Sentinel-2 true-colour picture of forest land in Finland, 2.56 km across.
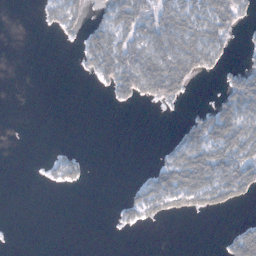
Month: January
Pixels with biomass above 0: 35%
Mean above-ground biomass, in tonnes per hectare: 28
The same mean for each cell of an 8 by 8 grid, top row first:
0 19 29 45 66 68 68 43
0 0 23 70 59 74 71 8
0 0 2 58 75 90 11 56
0 0 0 2 1 4 36 87
0 1 1 0 0 31 93 94
0 8 18 0 11 82 85 86
0 0 0 4 46 34 43 18
0 0 0 0 0 0 0 56
